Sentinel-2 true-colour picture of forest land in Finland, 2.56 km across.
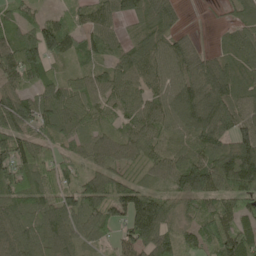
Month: May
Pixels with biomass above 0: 90%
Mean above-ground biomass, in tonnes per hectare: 91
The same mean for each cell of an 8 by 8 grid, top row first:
47 37 59 89 103 54 3 74
98 121 81 79 104 79 28 104
77 68 60 90 89 89 145 113
130 106 95 58 83 110 157 104
116 72 63 74 93 56 134 132
120 83 65 70 63 110 159 180
76 98 102 80 162 65 68 83
107 112 70 46 130 86 85 148
